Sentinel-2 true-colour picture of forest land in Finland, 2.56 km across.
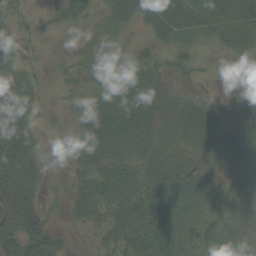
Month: September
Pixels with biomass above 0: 82%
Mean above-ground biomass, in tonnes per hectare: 38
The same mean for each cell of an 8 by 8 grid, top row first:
22 18 30 28 34 50 51 60
31 12 18 8 18 28 17 39
50 10 21 27 58 21 8 26
60 6 25 62 51 35 33 25
59 6 29 50 36 28 34 46
62 16 24 64 44 46 32 33
79 23 31 56 72 64 49 67
59 51 8 40 86 85 43 62
